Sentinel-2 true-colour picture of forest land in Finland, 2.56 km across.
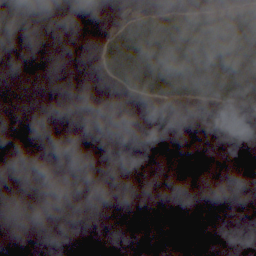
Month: October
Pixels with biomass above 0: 17%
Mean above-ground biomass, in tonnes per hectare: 13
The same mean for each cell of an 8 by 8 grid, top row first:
0 0 0 1 20 31 28 37
0 0 0 41 78 78 78 76
0 0 0 19 67 75 77 83
0 0 0 0 0 0 1 9
0 0 0 0 0 0 0 0
0 0 0 0 0 0 0 0
0 0 0 0 0 0 0 0
0 0 0 0 0 0 0 0
